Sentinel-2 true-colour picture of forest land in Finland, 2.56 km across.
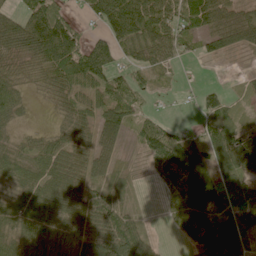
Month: June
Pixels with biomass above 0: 78%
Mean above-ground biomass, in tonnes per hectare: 52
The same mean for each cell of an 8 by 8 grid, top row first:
55 109 16 100 92 57 64 37
75 115 70 68 57 34 30 33
43 48 84 52 23 5 2 4
35 7 41 73 26 4 37 17
28 32 34 50 51 80 46 71
48 52 57 39 6 82 63 60
54 76 81 69 7 48 81 74
44 77 82 104 54 9 86 80
